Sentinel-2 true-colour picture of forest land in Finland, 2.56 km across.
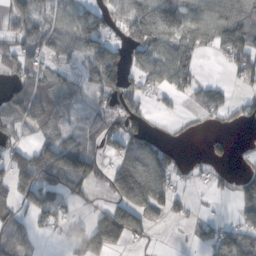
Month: October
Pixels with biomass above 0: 61%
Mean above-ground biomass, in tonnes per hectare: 66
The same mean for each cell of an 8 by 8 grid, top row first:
85 64 90 73 172 133 88 105
66 69 79 76 130 113 54 120
44 72 46 94 61 81 25 31
66 79 34 69 49 14 44 34
42 95 76 49 71 16 21 5
94 123 147 77 122 37 17 44
55 86 19 70 84 32 4 56
72 8 57 112 22 1 56 83
